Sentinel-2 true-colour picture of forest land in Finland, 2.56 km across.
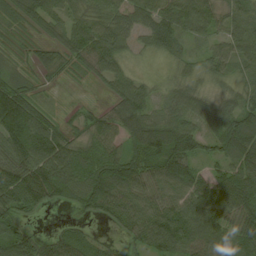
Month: August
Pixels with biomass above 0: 90%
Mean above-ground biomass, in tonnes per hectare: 74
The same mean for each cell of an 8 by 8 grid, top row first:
47 73 59 84 86 88 79 78
19 38 80 95 37 40 36 80
47 20 15 62 27 35 39 43
147 35 18 59 76 79 87 95
100 133 62 68 112 129 53 107
100 121 99 131 92 108 68 101
96 33 55 92 87 82 111 102
111 49 67 20 71 93 88 90
